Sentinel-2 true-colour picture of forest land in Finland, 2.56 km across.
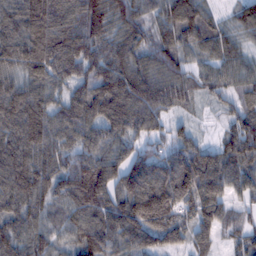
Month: February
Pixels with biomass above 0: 96%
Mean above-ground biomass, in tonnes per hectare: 105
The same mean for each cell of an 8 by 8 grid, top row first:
122 155 113 112 81 122 68 79
123 146 109 91 99 103 76 60
89 100 80 136 134 108 76 79
127 101 107 119 121 48 27 82
126 114 91 104 69 85 50 122
134 111 144 113 125 165 158 101
91 84 123 108 200 146 128 50
99 86 103 129 130 91 63 60
